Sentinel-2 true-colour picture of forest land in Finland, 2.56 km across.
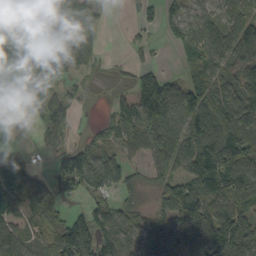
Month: September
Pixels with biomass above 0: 77%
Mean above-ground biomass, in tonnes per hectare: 73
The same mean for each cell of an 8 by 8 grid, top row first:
62 78 119 8 32 54 51 82
73 114 114 2 26 37 102 104
32 62 30 21 74 30 83 92
1 64 16 37 102 95 136 124
10 31 27 55 69 91 140 123
82 29 128 103 36 76 154 116
65 62 11 55 34 123 120 105
87 79 79 61 74 108 123 140
